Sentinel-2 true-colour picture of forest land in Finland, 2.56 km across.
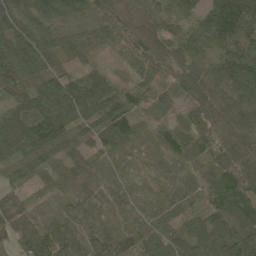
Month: May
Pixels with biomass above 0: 97%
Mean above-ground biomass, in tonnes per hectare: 76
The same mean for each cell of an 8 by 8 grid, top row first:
84 98 83 78 45 63 99 141
123 75 64 59 97 52 65 107
87 81 62 65 67 74 69 100
66 131 113 117 53 54 85 73
125 126 64 84 34 78 66 72
64 50 51 41 43 57 69 100
54 41 57 50 50 69 67 86
65 82 62 56 76 72 116 120
